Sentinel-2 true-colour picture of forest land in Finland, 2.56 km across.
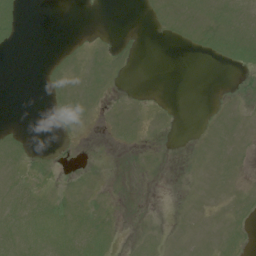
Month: July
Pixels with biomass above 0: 37%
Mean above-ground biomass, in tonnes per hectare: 3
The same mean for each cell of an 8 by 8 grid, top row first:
6 0 0 0 1 6 7 7
1 0 2 3 1 1 5 9
0 3 5 3 0 0 0 4
0 2 5 2 2 1 1 3
5 1 1 2 3 0 3 3
5 2 1 1 1 0 3 2
8 7 6 3 1 1 2 4
8 9 10 5 5 2 4 6
